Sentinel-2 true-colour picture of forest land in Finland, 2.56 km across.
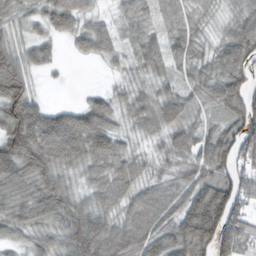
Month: February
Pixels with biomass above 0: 90%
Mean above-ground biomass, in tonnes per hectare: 68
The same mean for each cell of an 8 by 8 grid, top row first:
56 72 83 31 44 45 34 50
63 45 39 58 64 54 39 104
125 8 0 17 40 42 68 87
99 60 54 62 67 87 40 96
107 86 93 70 28 54 83 84
79 98 46 73 45 47 69 64
73 95 80 62 77 63 144 54
46 63 120 114 91 98 117 66
